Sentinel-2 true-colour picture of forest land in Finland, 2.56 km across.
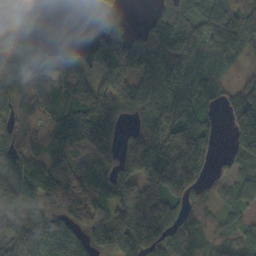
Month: October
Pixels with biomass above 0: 77%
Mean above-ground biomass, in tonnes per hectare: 118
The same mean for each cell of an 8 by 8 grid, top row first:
121 7 2 29 17 120 128 127
196 86 48 143 166 190 100 88
103 102 141 179 171 217 87 33
98 56 209 155 149 180 51 158
79 85 135 137 205 213 97 135
130 190 98 100 160 213 49 57
81 80 124 100 263 86 38 45
241 166 90 154 166 62 73 68
